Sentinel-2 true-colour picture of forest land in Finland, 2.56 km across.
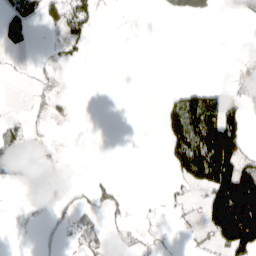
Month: April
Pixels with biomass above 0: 24%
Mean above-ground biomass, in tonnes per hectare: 37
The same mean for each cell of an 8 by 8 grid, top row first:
59 50 80 0 0 13 28 19
27 6 23 0 0 0 0 0
1 7 0 0 0 0 1 0
3 12 0 0 0 95 178 59
73 9 0 0 0 99 194 89
41 19 0 9 0 37 154 196
3 11 30 31 1 10 128 307
2 3 33 10 6 1 31 211
